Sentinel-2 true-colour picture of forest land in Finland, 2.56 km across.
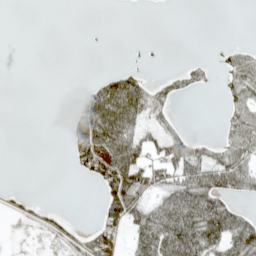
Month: May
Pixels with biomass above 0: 38%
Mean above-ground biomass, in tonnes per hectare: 36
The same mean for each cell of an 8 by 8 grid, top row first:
0 0 0 0 0 0 0 0
0 0 0 0 5 0 1 21
0 0 1 58 35 29 17 66
0 0 57 128 74 15 0 47
0 0 76 104 49 65 25 66
0 0 19 98 72 68 76 76
10 11 0 52 58 110 115 31
9 22 32 36 89 145 111 99
